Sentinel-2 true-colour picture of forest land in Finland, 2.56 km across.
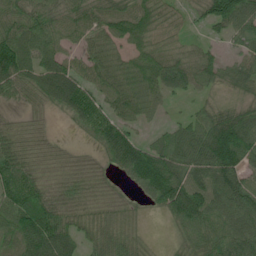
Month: June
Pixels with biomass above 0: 88%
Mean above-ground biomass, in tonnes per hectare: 79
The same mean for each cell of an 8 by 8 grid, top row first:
80 76 80 93 85 41 88 111
132 77 61 62 62 53 39 48
106 118 90 84 80 94 68 73
22 35 96 79 56 15 62 82
70 42 16 102 61 89 149 162
104 52 64 29 139 127 98 97
115 107 66 57 27 120 115 116
94 139 55 79 28 28 89 98
